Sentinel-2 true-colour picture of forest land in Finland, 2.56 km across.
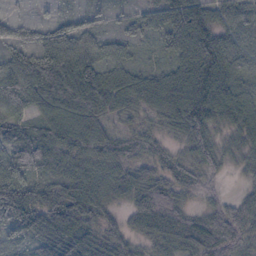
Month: October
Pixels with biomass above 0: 90%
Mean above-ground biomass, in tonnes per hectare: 57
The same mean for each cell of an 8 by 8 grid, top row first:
11 9 17 11 34 63 63 48
50 77 57 34 10 42 92 41
78 111 115 56 50 68 93 47
53 60 88 60 47 82 103 77
66 78 84 76 51 31 62 43
56 41 65 79 67 41 33 14
79 70 80 40 78 60 35 34
20 59 68 56 41 61 75 53
